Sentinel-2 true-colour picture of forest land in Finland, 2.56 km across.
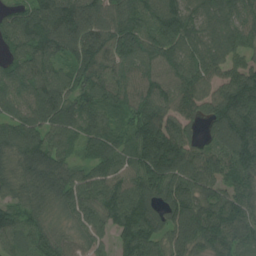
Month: July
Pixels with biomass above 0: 95%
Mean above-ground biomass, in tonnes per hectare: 98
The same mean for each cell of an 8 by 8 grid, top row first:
72 141 117 83 110 139 105 85
75 104 107 113 123 103 99 85
90 106 89 90 91 99 80 112
68 112 87 71 118 102 72 154
105 100 62 78 130 142 56 138
86 116 78 88 127 129 94 77
76 70 91 104 117 119 94 84
89 85 62 55 127 96 111 74
